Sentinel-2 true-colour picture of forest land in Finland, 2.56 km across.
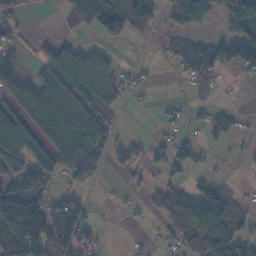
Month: November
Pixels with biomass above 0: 52%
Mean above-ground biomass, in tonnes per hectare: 55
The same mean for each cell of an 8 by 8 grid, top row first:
27 1 64 96 69 64 63 132
30 37 58 27 1 41 53 119
102 74 86 52 18 14 57 13
56 80 83 32 3 16 26 14
114 66 110 73 27 52 17 11
69 66 90 13 21 25 19 4
174 91 54 4 17 91 105 29
178 128 82 1 7 40 83 71
